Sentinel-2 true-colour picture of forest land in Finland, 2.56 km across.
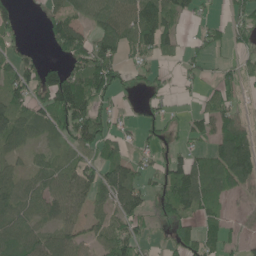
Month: June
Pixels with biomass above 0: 64%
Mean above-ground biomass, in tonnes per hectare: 50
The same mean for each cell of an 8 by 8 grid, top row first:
37 40 44 70 92 49 11 33
24 17 85 89 61 46 33 20
73 78 82 89 25 17 18 44
66 72 91 31 17 13 50 28
47 33 61 45 23 18 38 103
44 54 70 67 37 80 70 103
68 58 42 47 44 65 53 15
85 54 41 82 29 33 45 30
